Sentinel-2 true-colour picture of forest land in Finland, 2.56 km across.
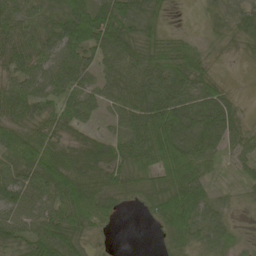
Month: May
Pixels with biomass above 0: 86%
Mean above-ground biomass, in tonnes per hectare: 56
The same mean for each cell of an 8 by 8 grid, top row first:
49 40 88 81 63 4 18 36
57 54 75 75 53 42 18 19
54 68 57 56 80 87 49 2
61 44 58 39 84 99 96 29
103 84 51 46 79 101 82 40
72 85 77 62 48 91 40 18
74 63 95 45 29 98 61 10
60 76 42 5 0 49 49 22
